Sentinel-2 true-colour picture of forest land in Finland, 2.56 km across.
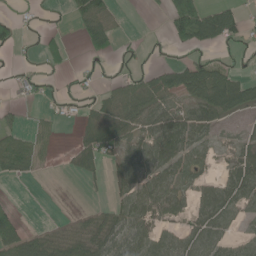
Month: June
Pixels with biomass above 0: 56%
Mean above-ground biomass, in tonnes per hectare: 38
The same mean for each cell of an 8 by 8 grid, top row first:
18 5 46 33 2 66 65 36
16 34 13 32 7 16 26 20
13 11 21 16 39 62 96 51
8 12 19 44 60 53 64 41
60 24 28 57 63 82 35 38
37 1 18 22 70 60 26 69
21 1 7 30 61 39 60 39
80 50 49 63 61 50 65 30
